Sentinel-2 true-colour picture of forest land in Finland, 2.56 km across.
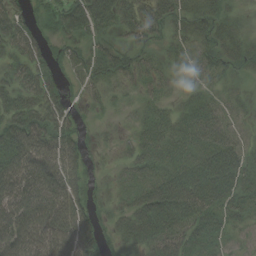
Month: August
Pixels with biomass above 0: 85%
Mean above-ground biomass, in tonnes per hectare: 42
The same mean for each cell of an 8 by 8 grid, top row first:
43 26 61 44 45 38 38 13
46 29 26 31 24 19 30 33
43 42 18 25 19 11 20 13
55 64 15 8 15 21 31 16
85 74 31 8 28 29 32 25
92 84 43 15 27 47 64 52
85 91 57 26 64 74 69 42
93 93 85 28 56 59 46 17
